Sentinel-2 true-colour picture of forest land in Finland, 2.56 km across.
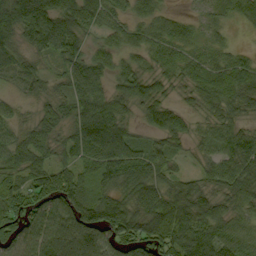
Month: September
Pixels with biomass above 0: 91%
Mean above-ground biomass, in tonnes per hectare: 68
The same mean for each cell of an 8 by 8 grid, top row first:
122 116 84 52 49 27 23 39
62 76 58 43 51 44 29 17
55 46 86 52 75 40 66 81
28 44 84 92 55 58 41 50
65 53 78 104 40 38 42 83
57 79 57 85 92 41 41 80
71 93 100 98 82 110 73 51
96 101 126 81 107 108 103 65
